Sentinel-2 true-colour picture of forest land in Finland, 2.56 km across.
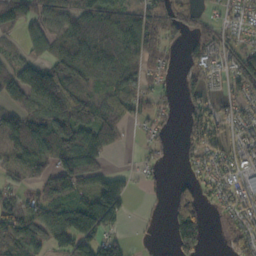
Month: October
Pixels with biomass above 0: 69%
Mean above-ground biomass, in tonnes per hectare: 73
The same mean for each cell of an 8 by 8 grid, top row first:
105 88 91 92 92 91 26 52
25 82 104 90 83 19 80 67
107 155 70 69 57 17 60 84
73 122 99 77 48 20 87 51
102 128 128 60 30 19 83 69
57 89 140 58 24 7 50 69
88 90 121 127 4 73 34 71
113 82 129 65 9 79 32 52
